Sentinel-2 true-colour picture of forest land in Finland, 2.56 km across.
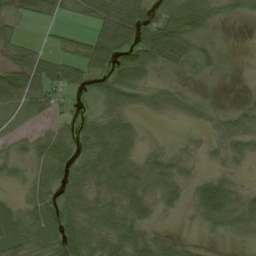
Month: August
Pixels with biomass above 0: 71%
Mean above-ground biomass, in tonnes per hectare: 34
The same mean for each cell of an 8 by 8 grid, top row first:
39 20 29 93 61 73 44 18
33 14 31 71 94 57 12 1
81 69 41 54 29 7 6 1
32 32 23 36 17 13 8 16
16 51 33 72 11 5 8 22
17 49 41 52 30 28 18 6
28 59 40 33 37 16 63 30
48 39 64 46 38 22 5 5
